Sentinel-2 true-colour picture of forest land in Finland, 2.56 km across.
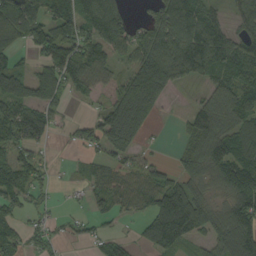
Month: September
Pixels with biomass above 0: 71%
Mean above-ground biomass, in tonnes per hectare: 83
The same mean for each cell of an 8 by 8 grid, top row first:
121 114 115 108 35 160 93 63
58 101 103 80 93 128 148 87
103 128 87 46 99 58 49 105
109 81 3 99 123 5 94 105
95 40 44 83 29 21 136 96
112 35 22 69 72 72 88 192
64 27 14 58 61 187 104 120
70 40 24 53 49 138 66 142
